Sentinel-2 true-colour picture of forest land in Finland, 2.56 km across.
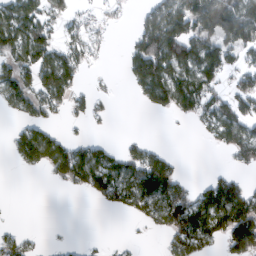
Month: February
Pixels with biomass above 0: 52%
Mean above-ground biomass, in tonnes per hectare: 60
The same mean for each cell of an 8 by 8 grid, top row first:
116 65 27 19 43 119 129 130
100 80 57 11 115 137 102 87
86 96 38 4 126 95 82 52
41 48 24 9 15 50 72 85
57 116 45 21 29 0 12 95
2 25 90 92 125 58 20 27
1 0 0 32 72 112 131 127
33 3 3 3 3 58 57 131
